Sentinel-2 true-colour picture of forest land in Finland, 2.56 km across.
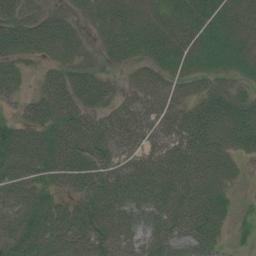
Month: July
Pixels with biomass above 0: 86%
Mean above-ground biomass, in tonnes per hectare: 51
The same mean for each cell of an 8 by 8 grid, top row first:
72 59 24 44 37 52 59 43
69 56 41 52 53 61 52 44
41 40 63 27 42 32 35 23
16 66 66 47 53 48 81 59
80 65 73 54 40 61 79 60
58 46 65 51 60 63 63 16
54 45 51 56 46 59 79 12
53 50 57 60 36 47 52 9
